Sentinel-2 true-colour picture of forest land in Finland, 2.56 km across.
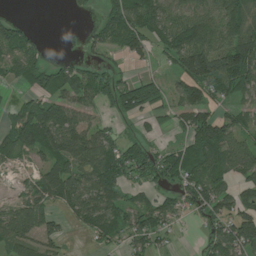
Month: July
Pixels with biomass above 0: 67%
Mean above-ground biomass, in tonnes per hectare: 73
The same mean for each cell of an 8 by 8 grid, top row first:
13 0 12 78 100 71 81 110
83 20 23 70 66 111 121 137
52 78 94 65 50 43 130 112
40 116 67 42 60 61 63 56
88 124 111 74 63 36 143 80
15 120 96 127 77 87 95 70
74 58 86 102 71 45 83 83
95 66 4 55 71 13 47 104
